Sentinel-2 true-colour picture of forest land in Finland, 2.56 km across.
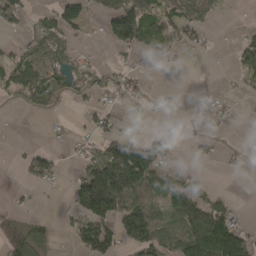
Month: April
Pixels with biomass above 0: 45%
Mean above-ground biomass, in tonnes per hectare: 48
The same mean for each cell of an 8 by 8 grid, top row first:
43 41 60 80 117 71 37 2
29 94 19 36 56 40 17 45
97 104 50 39 19 0 0 24
8 44 9 23 11 1 15 6
4 10 19 73 87 12 14 4
5 56 49 165 139 45 12 5
16 1 69 105 92 78 87 14
104 40 44 56 100 82 175 90
